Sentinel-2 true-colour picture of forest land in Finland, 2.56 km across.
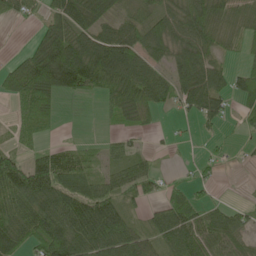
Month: May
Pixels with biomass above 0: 70%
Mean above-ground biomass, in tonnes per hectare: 55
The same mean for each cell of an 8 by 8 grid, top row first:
33 41 67 37 37 67 70 35
3 93 93 107 72 73 56 23
88 122 112 101 84 71 87 52
33 62 0 33 49 20 79 38
26 24 17 22 10 10 9 8
106 101 46 40 58 9 18 0
87 85 83 67 23 76 40 26
71 106 85 84 45 81 82 48
